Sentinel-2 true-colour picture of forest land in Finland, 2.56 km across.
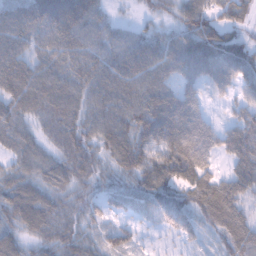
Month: February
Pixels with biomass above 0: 91%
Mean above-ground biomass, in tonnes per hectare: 58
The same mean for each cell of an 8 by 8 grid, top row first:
59 77 75 22 18 40 64 48
57 55 64 63 67 65 85 59
74 65 61 69 68 55 54 51
55 64 58 66 80 86 26 34
48 41 62 68 68 95 57 74
56 59 52 40 66 87 58 64
75 69 49 38 35 75 74 58
56 52 50 56 17 32 20 70
